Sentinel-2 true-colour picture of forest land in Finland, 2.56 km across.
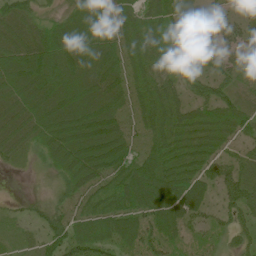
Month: June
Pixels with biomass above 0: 92%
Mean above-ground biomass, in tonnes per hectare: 51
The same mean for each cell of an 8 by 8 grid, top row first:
61 19 49 50 52 50 23 24
72 79 76 55 56 27 12 48
67 74 68 64 48 35 45 25
66 74 73 60 51 59 48 53
53 56 88 88 38 64 53 35
4 14 73 66 85 70 49 54
14 33 43 66 71 73 38 53
17 48 79 60 57 39 22 26
